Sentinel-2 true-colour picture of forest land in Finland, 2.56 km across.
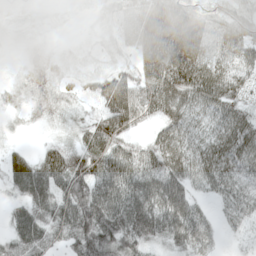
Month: May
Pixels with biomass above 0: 91%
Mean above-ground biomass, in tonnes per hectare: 57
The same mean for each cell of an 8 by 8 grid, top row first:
11 7 5 25 68 89 45 48
8 14 9 21 84 142 76 64
15 39 24 66 67 117 112 68
15 28 16 96 57 83 56 60
10 22 45 79 41 82 62 90
52 79 86 100 89 82 67 54
28 55 96 102 99 96 19 50
51 49 76 77 52 54 38 14
